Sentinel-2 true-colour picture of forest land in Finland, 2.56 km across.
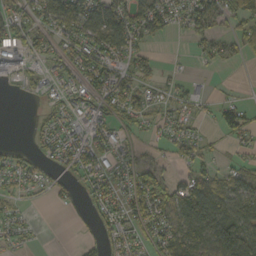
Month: October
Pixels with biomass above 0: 60%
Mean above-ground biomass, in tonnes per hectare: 43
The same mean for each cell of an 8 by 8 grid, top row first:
56 61 113 104 82 49 72 49
66 38 60 79 31 1 31 30
18 24 44 54 39 18 9 1
0 25 34 44 51 29 10 56
8 32 54 42 17 36 20 24
38 22 37 48 75 27 49 48
20 5 13 48 76 87 104 82
18 1 15 24 30 66 80 95
